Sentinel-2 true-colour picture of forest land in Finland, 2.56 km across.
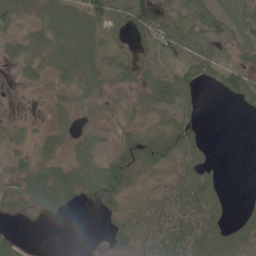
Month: June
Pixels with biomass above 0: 72%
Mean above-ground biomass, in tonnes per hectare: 39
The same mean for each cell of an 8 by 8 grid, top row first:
45 42 55 70 77 52 74 49
17 37 57 31 45 43 49 42
8 15 42 32 41 83 31 64
2 11 16 15 33 71 3 7
19 24 29 23 63 86 23 0
31 55 56 92 30 34 56 0
22 33 12 32 33 53 78 19
31 1 0 28 38 68 90 96
